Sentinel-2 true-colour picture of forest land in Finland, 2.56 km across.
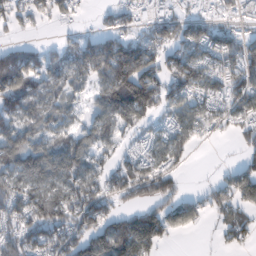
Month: February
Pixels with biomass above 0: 72%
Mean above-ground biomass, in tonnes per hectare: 79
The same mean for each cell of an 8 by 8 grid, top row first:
57 46 13 43 34 58 47 34
52 29 78 116 101 88 113 92
114 62 56 134 144 86 90 95
118 72 38 120 102 70 77 65
109 82 87 57 48 92 13 33
112 116 111 87 98 59 3 78
92 133 128 66 86 66 55 69
102 121 113 159 144 17 1 55
